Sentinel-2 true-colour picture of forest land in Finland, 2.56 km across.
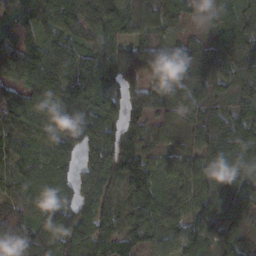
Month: February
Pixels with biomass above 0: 95%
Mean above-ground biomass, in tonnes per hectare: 83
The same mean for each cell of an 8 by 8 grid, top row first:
62 81 97 100 87 61 43 74
84 99 85 68 71 64 71 75
91 124 110 84 91 92 97 94
99 87 107 63 100 61 86 72
89 74 72 84 58 38 112 126
89 84 50 63 106 66 95 100
76 66 58 69 118 72 81 91
127 95 105 90 89 77 60 57
